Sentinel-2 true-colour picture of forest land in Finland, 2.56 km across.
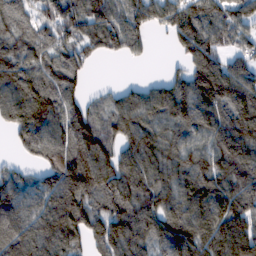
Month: February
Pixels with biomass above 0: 87%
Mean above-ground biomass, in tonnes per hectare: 120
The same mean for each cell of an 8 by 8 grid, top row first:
108 107 126 124 113 143 121 102
119 90 93 77 39 52 128 75
165 114 66 5 25 75 173 130
142 159 107 92 129 127 117 122
42 119 160 96 153 109 113 156
67 101 206 150 149 120 137 146
120 131 143 128 143 116 144 134
134 132 87 175 123 160 195 208
